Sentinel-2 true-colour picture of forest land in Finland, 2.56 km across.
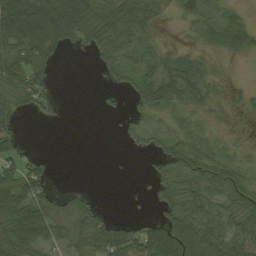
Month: August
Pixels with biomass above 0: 61%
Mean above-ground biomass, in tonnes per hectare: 37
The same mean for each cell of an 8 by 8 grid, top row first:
99 98 92 69 54 11 32 15
60 67 21 53 30 15 14 24
56 33 0 14 41 54 25 2
31 27 0 5 29 22 17 9
38 0 0 0 19 41 26 9
70 36 0 0 5 59 66 42
84 62 39 3 1 52 38 46
67 56 55 72 72 84 63 45
